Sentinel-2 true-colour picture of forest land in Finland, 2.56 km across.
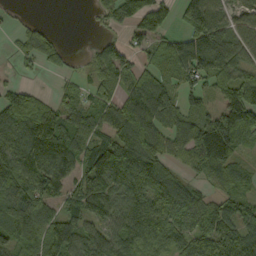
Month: September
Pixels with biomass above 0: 79%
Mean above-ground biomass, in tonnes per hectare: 87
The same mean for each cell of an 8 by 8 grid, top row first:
11 2 0 55 116 54 130 60
39 89 3 70 52 65 113 84
23 5 23 98 83 64 73 95
122 80 72 78 152 83 67 158
125 176 104 115 151 72 178 82
114 129 91 132 134 57 78 58
122 80 103 91 95 80 73 70
98 125 104 88 83 67 119 129
